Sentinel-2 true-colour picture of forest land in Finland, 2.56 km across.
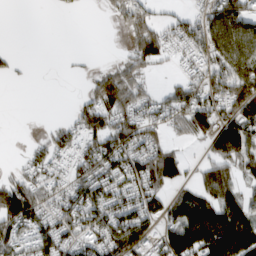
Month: March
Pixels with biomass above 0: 65%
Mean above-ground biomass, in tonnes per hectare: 74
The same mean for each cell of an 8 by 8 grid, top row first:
0 0 4 26 81 37 103 124
4 0 5 1 113 57 136 111
14 0 12 79 56 27 103 117
0 2 58 89 73 99 120 120
0 70 77 108 101 31 54 136
47 63 77 112 126 60 74 58
153 83 119 105 100 63 130 101
88 94 92 116 98 115 153 162
